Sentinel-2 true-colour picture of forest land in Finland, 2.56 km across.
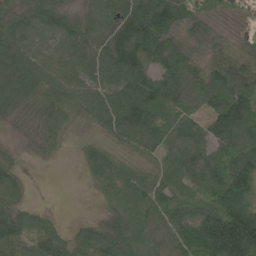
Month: June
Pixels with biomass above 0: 89%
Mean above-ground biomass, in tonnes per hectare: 79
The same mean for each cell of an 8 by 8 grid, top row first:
57 88 49 80 131 107 31 3
106 58 98 113 120 80 42 32
107 97 83 91 116 90 95 107
45 81 65 115 138 77 61 130
15 49 24 46 77 82 77 115
48 0 10 69 62 79 92 143
53 10 0 43 88 81 101 153
98 81 52 93 77 77 156 201
